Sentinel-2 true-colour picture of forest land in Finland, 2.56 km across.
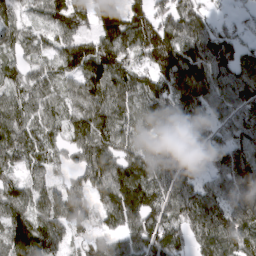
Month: March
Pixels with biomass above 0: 91%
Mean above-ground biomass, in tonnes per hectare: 116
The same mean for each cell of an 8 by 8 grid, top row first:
80 97 96 138 121 119 69 36
85 67 126 158 146 172 162 101
84 91 126 152 99 155 164 130
107 88 127 136 110 141 105 122
117 90 106 118 100 126 93 105
67 73 71 143 143 122 63 147
115 127 90 122 168 127 139 122
178 146 54 87 153 148 138 133
